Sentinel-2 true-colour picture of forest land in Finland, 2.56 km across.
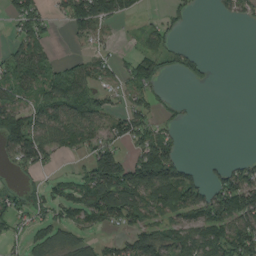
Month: August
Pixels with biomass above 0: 54%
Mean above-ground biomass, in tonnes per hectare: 59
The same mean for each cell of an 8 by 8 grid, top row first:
76 37 128 90 11 29 2 41
55 31 8 17 36 39 1 0
75 60 75 33 86 13 18 0
112 80 92 50 71 15 0 0
111 83 51 77 88 46 0 0
21 23 34 183 156 120 31 90
47 46 70 131 101 94 108 135
27 56 60 32 98 76 97 128
